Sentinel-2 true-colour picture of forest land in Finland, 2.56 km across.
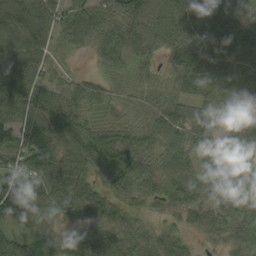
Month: September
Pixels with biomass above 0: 94%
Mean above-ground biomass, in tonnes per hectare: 67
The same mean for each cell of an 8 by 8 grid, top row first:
108 74 56 54 91 74 89 82
115 57 26 59 58 66 77 103
115 38 34 38 42 54 83 99
76 82 58 43 50 62 43 61
79 93 84 116 60 72 68 52
97 94 69 62 71 94 72 64
100 64 58 49 30 54 61 79
56 38 51 62 45 43 23 64
